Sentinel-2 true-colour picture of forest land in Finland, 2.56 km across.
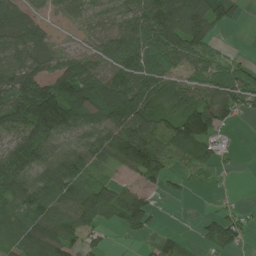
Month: July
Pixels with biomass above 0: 77%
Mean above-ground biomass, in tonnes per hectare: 80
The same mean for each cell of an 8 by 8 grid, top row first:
103 33 50 59 108 153 124 19
101 87 40 87 130 131 71 4
114 110 157 101 114 58 84 89
131 230 131 130 111 83 128 56
88 99 64 107 146 106 81 4
98 80 72 25 95 32 28 4
60 89 101 98 89 1 4 20
49 109 65 11 13 29 54 50
